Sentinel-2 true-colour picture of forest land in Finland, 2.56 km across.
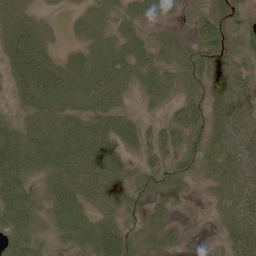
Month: June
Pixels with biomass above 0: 92%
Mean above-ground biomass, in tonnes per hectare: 52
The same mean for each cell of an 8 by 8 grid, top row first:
53 16 24 27 35 21 41 31
70 38 23 39 38 54 71 39
49 83 47 83 44 48 59 58
28 68 59 79 19 40 62 69
82 87 125 75 41 52 60 68
89 54 75 73 40 45 35 64
98 57 65 49 34 26 17 64
59 29 50 88 33 27 8 72
